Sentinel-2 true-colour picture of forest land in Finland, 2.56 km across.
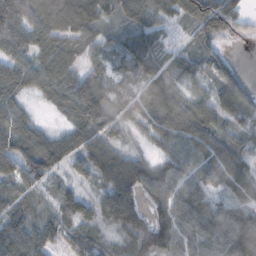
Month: November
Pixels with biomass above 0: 90%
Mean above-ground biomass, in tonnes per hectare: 69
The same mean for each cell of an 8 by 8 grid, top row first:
99 97 121 42 63 58 150 60
62 81 61 47 71 23 43 6
74 72 72 70 86 37 48 54
61 15 90 60 60 99 78 89
76 70 58 50 18 74 95 61
87 63 31 66 70 70 69 96
62 40 67 88 47 88 85 68
96 68 75 45 98 87 76 115
